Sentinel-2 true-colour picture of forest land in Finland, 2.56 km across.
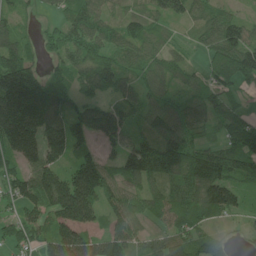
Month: June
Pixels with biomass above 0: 85%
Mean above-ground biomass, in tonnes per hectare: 96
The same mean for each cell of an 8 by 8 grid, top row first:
47 18 80 45 65 73 71 48
107 40 72 69 77 35 70 142
211 95 79 114 62 71 64 103
210 164 97 122 88 71 58 53
180 171 98 67 103 150 53 99
72 126 160 91 130 90 168 104
70 120 214 86 76 110 138 63
87 103 135 118 61 90 69 22
